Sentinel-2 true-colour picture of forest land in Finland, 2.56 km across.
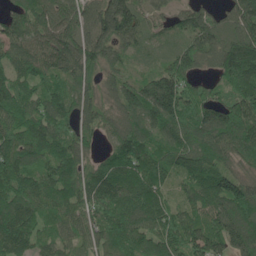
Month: May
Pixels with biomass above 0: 94%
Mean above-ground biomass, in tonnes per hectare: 112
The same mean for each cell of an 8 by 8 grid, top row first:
89 100 103 183 75 71 77 122
97 120 147 120 54 81 115 177
106 77 102 72 68 136 55 189
106 124 90 84 122 129 128 152
148 128 87 60 105 106 136 119
156 117 109 126 137 78 124 108
149 93 98 125 142 72 131 163
124 61 77 102 103 109 137 158
